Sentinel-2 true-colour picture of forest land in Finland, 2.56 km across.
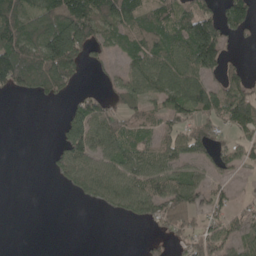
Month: May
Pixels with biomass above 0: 60%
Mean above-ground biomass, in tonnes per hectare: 58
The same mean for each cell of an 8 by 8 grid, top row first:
110 116 157 103 77 80 83 81
127 139 120 42 98 86 164 5
127 119 31 22 83 96 61 42
0 0 67 59 52 58 72 67
0 3 103 71 52 62 57 47
0 12 67 77 72 65 31 13
0 0 6 41 73 94 49 23
0 0 0 0 18 29 66 46
